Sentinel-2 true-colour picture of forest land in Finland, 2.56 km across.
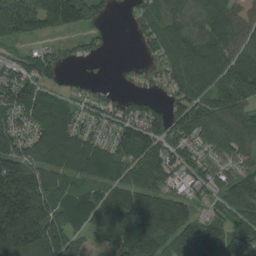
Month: August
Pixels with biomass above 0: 84%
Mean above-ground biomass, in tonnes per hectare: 114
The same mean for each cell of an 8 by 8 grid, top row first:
197 160 142 22 82 103 128 129
40 48 30 5 35 134 140 108
125 82 18 7 25 127 162 145
114 139 55 75 80 86 133 150
113 153 120 97 138 93 98 130
295 127 81 89 114 53 74 84
360 168 133 124 143 100 42 100
330 234 66 49 147 105 146 137
